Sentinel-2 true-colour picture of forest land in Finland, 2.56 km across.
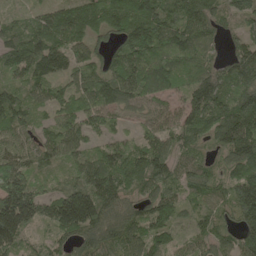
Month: May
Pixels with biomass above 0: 94%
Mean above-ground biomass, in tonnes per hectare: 112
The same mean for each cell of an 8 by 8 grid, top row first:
38 93 112 109 143 119 130 69
122 150 85 86 143 131 96 94
72 111 97 146 158 106 143 144
128 66 107 113 93 94 150 179
91 112 86 67 92 98 80 176
156 48 90 148 140 102 112 128
224 117 207 110 100 97 72 153
112 57 96 96 116 51 70 121
